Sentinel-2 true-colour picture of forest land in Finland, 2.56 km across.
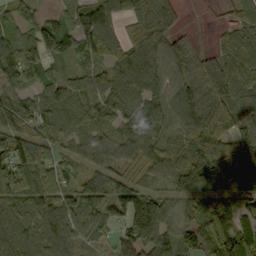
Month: September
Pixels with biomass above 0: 90%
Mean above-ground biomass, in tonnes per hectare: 91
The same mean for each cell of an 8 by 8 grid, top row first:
47 37 59 89 103 54 3 74
98 121 81 79 104 79 28 104
77 68 60 90 89 89 145 113
130 106 95 58 83 110 157 104
116 72 63 74 93 56 134 132
120 83 65 70 63 110 159 180
76 98 102 80 162 65 68 83
107 112 70 46 130 86 85 148
